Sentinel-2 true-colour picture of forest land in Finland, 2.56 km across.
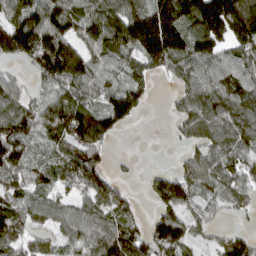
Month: March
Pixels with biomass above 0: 80%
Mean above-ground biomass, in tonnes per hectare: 102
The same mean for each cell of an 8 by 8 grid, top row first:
116 166 114 139 170 212 250 238
127 200 110 107 177 179 143 112
38 111 122 57 69 58 93 108
98 119 151 139 33 42 121 117
136 55 141 29 0 16 90 83
95 68 165 54 21 88 103 79
97 77 72 106 16 101 57 48
99 46 89 127 106 147 35 71
